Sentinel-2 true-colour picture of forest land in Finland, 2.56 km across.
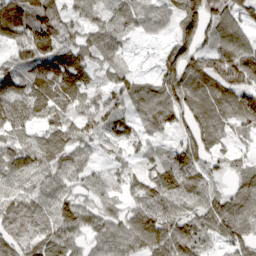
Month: March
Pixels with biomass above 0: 93%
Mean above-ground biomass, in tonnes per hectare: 84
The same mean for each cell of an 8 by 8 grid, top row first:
134 135 60 65 73 87 144 85
97 126 109 70 8 104 93 123
64 112 86 69 37 124 104 113
74 87 100 79 86 110 98 106
77 83 72 45 40 69 107 29
86 74 61 38 71 122 68 57
87 70 82 48 91 84 90 94
78 90 56 94 118 127 67 68
